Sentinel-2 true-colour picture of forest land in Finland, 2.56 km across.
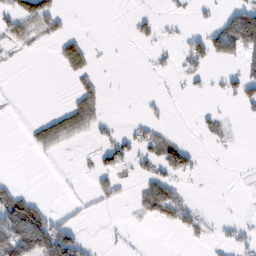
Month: February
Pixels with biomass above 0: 25%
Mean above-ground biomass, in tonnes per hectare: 23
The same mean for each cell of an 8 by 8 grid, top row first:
63 70 0 0 13 7 6 92
15 5 45 2 9 17 64 88
0 0 25 0 1 10 13 47
1 11 60 2 6 0 12 11
0 44 11 33 36 35 9 2
3 0 3 32 31 40 1 1
85 21 10 8 38 58 3 1
116 99 36 5 2 2 13 23
